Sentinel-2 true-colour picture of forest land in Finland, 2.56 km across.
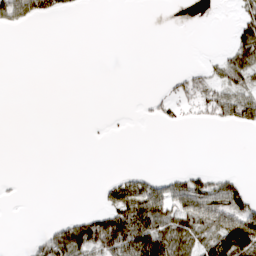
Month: March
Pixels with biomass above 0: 27%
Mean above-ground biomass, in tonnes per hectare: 21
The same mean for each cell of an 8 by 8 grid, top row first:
46 25 2 0 0 0 0 26
0 0 0 0 0 0 0 50
0 0 0 0 0 17 32 53
0 0 0 1 5 21 32 61
0 0 0 1 0 0 0 0
2 0 0 9 23 24 25 13
1 0 2 54 92 56 79 77
0 37 69 85 95 62 48 141
